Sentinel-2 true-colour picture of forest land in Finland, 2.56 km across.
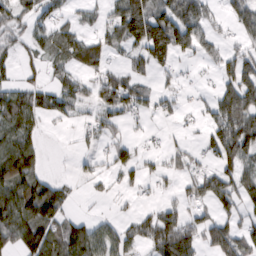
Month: February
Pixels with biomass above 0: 58%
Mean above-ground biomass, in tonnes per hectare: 60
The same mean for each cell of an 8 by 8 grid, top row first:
58 52 25 54 150 111 45 58
32 46 72 44 116 120 39 39
30 31 43 71 42 26 7 95
117 54 28 70 40 32 45 130
100 5 20 41 17 22 52 142
80 27 9 30 38 43 77 92
100 113 5 7 15 52 44 58
91 124 112 70 59 142 69 93
